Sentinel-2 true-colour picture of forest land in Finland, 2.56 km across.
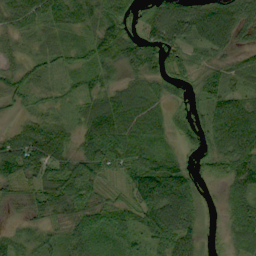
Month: September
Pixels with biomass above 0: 88%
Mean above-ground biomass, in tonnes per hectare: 54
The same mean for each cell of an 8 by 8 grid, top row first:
72 62 54 65 29 90 79 70
23 19 28 67 62 53 55 31
49 25 28 32 48 41 38 35
21 25 37 98 80 32 50 71
77 102 44 91 70 26 60 90
77 71 85 33 107 86 25 71
20 65 67 40 80 108 12 52
34 31 42 25 40 95 12 51
